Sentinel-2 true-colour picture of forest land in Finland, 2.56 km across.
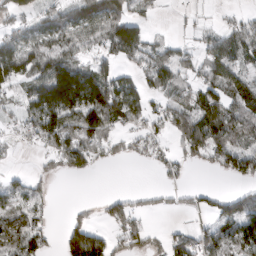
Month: March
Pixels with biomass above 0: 63%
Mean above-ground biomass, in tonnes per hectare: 76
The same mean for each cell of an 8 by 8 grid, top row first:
55 65 90 131 37 9 11 27
107 108 74 95 100 47 62 96
91 166 168 95 75 80 69 77
35 141 140 140 72 122 130 102
21 72 127 67 65 52 180 90
24 37 45 0 1 33 10 88
77 33 19 56 30 24 51 111
94 56 179 75 80 64 77 123
